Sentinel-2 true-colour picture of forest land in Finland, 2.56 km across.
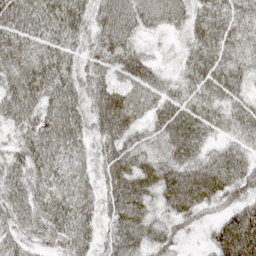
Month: April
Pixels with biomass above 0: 97%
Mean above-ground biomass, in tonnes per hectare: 53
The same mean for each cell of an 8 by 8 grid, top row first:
69 67 58 69 54 45 52 42
59 49 43 75 32 16 58 44
56 67 53 59 60 32 56 42
55 61 54 91 49 56 52 45
45 68 44 58 36 63 37 35
51 54 39 55 58 60 69 55
55 58 52 48 52 53 36 54
43 49 52 44 51 37 30 122
